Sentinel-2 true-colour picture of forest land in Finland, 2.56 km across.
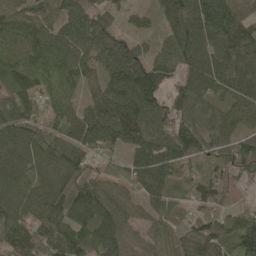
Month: May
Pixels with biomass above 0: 96%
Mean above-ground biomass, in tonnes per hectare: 91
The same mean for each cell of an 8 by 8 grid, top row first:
86 77 82 43 34 111 171 103
91 132 104 91 39 88 117 131
99 101 77 92 112 48 112 135
94 68 67 108 112 65 64 92
117 104 99 72 113 93 72 82
108 116 96 69 125 63 55 49
102 129 109 108 59 52 65 45
116 90 104 101 56 66 122 117
